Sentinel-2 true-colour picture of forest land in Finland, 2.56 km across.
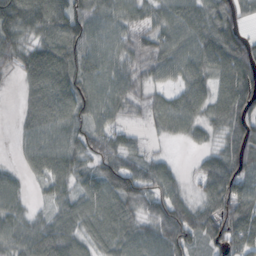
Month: October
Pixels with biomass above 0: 88%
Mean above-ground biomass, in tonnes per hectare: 74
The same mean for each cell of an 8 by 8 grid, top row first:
126 121 101 84 60 85 80 63
85 75 90 71 67 89 105 98
23 90 85 76 60 48 71 109
22 105 78 60 41 82 60 88
23 86 77 73 21 18 32 104
28 68 56 100 89 37 82 96
53 33 68 78 60 93 71 114
74 109 59 74 70 105 59 96
